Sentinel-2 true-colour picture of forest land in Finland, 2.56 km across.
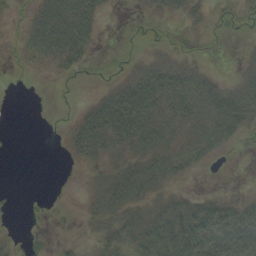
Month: September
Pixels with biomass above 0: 58%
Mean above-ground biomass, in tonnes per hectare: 27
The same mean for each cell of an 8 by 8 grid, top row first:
6 61 61 3 9 18 19 27
16 55 45 3 13 19 9 4
1 4 7 16 53 47 27 26
0 0 16 77 60 47 49 53
0 0 41 46 51 39 40 13
0 0 5 39 54 26 1 1
2 10 7 46 36 39 40 42
7 1 6 36 49 54 58 58
